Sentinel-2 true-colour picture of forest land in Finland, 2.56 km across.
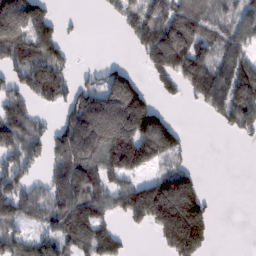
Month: February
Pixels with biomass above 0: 63%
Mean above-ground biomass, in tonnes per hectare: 126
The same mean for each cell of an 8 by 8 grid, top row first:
261 112 10 43 155 193 141 89
155 168 5 0 130 249 125 96
98 181 52 156 42 120 165 167
108 31 195 310 243 12 54 158
123 118 238 239 247 140 0 12
125 82 204 117 85 203 5 0
134 124 194 106 250 345 98 0
124 103 136 132 0 249 100 0
